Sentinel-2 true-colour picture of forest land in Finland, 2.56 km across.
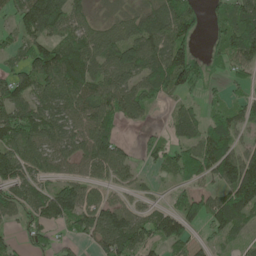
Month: May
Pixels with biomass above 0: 74%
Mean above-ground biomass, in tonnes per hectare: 64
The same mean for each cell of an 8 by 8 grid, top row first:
50 125 43 26 63 113 31 76
39 69 76 69 90 100 29 89
67 81 96 74 73 97 68 27
85 72 64 69 47 35 31 43
81 65 62 76 23 49 88 45
80 41 44 49 15 42 56 139
66 91 92 73 33 60 74 107
33 42 36 104 65 87 24 31
